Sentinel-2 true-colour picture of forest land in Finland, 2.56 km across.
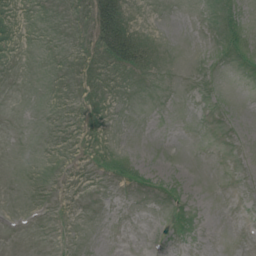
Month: July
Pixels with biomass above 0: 16%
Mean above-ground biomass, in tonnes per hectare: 3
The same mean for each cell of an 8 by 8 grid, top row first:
2 0 7 36 1 0 2 9
1 0 6 39 16 0 2 11
0 0 6 3 2 0 1 0
0 0 5 2 0 0 0 0
0 0 3 4 0 0 0 0
0 1 0 9 6 4 0 0
0 0 0 0 0 2 0 0
0 0 0 0 0 1 0 0
